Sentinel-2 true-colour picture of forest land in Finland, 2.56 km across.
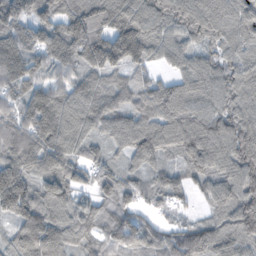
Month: November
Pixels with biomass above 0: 94%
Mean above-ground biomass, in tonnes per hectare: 102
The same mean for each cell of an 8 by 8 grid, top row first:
117 99 135 137 125 95 105 110
118 123 140 158 122 89 65 93
130 91 88 63 50 70 88 92
97 160 120 96 95 120 89 88
133 140 97 61 115 105 131 94
152 106 68 80 66 65 89 110
137 112 84 85 50 45 42 110
120 182 88 86 95 95 111 85
